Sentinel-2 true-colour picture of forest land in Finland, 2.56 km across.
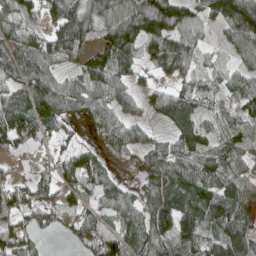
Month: April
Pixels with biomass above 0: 81%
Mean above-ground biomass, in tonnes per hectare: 76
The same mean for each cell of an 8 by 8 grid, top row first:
89 64 96 97 133 118 72 150
78 90 82 112 77 85 25 68
66 86 70 99 36 60 50 46
99 89 55 66 38 82 58 71
92 37 23 64 57 76 81 78
32 43 93 36 61 104 104 79
90 70 48 60 80 109 99 89
91 12 48 103 103 106 84 96
